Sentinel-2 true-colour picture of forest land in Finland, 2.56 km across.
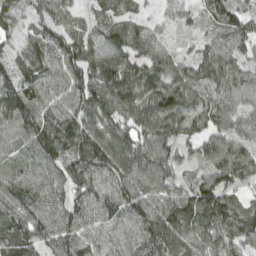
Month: April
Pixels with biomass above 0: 94%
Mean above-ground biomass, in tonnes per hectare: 87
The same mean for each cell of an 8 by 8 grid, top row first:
59 67 26 58 29 51 48 72
45 110 95 96 79 25 56 61
99 97 101 120 111 98 89 77
131 101 99 100 114 119 103 77
77 127 106 115 88 70 78 76
76 82 80 102 118 58 68 88
84 103 81 106 103 102 127 64
92 80 98 90 110 112 86 88
